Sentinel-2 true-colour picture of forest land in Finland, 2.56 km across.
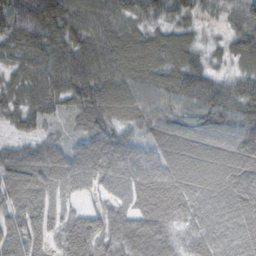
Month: October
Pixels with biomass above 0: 95%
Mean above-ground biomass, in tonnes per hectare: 58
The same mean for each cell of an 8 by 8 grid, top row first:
71 98 50 48 46 41 16 26
52 69 59 69 74 66 22 51
40 62 68 80 62 64 56 46
45 42 54 68 59 50 71 71
32 43 44 85 44 68 61 99
66 62 70 76 69 72 70 86
50 40 25 51 69 73 65 78
81 36 54 55 40 35 67 64
